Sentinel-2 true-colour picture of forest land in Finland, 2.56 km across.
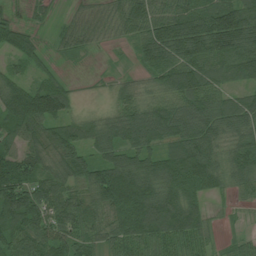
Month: July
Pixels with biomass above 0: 89%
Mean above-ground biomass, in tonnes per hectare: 90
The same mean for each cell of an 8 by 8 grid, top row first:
11 19 33 50 112 112 134 143
54 20 36 12 95 140 137 130
67 49 5 20 46 121 104 72
155 137 30 55 98 107 117 107
84 124 88 106 99 100 112 92
106 94 91 146 127 133 123 89
162 103 83 129 164 124 48 17
102 109 86 93 122 111 50 38
